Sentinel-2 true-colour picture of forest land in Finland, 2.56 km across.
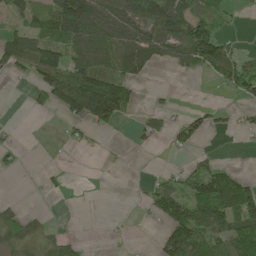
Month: May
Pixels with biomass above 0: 46%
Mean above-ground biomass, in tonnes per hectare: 55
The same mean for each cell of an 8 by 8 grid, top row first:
40 80 213 111 119 105 70 16
95 93 114 96 92 85 144 22
14 94 129 102 20 4 15 104
0 30 113 140 20 15 30 18
14 0 20 3 13 40 8 4
7 12 0 1 4 32 98 41
27 4 0 0 17 100 181 130
56 40 13 6 1 137 69 94
